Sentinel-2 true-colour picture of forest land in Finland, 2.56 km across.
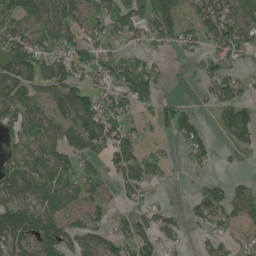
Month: June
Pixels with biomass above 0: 67%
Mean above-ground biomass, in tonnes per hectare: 75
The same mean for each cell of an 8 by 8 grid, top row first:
80 104 96 106 77 110 124 107
126 92 84 45 46 46 56 104
110 114 72 87 118 4 53 49
90 79 142 94 37 75 22 84
66 87 91 112 42 30 57 45
97 86 95 53 80 7 28 12
102 118 96 54 57 22 90 71
98 106 84 82 84 42 40 36
